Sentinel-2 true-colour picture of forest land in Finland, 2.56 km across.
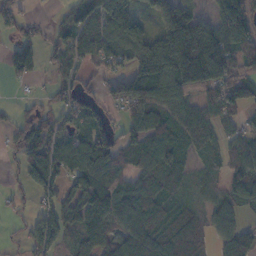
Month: November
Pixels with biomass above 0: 76%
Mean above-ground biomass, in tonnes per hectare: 76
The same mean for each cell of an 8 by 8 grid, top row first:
49 10 44 126 35 181 50 175
58 38 94 79 119 268 224 99
21 20 44 51 104 147 163 108
25 33 62 27 106 79 73 53
37 73 69 71 70 77 61 67
15 86 88 92 64 61 31 59
10 57 97 100 86 52 46 63
10 69 69 73 84 105 53 83
